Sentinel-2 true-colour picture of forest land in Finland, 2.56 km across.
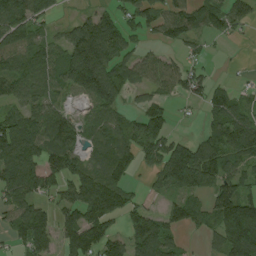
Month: August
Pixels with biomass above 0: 72%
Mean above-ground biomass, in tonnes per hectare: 86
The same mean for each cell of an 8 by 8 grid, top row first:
119 65 32 57 70 79 79 51
105 79 186 133 27 37 15 3
97 91 146 141 51 63 40 8
73 83 24 76 73 19 55 82
159 98 57 98 92 74 89 136
136 80 98 94 28 192 134 87
83 54 138 126 51 67 94 211
55 80 131 84 128 41 32 202
